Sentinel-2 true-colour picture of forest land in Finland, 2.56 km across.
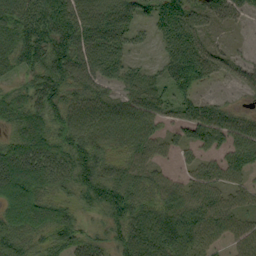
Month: September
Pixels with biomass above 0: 86%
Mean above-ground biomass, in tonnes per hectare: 69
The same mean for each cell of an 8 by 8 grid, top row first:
98 106 101 93 36 87 53 33
97 95 101 71 18 79 48 8
31 86 76 58 71 93 48 40
71 77 79 83 86 48 66 33
74 101 82 64 71 33 60 75
124 104 85 68 61 25 55 43
94 73 40 77 75 94 86 54
62 49 50 50 103 108 55 56
